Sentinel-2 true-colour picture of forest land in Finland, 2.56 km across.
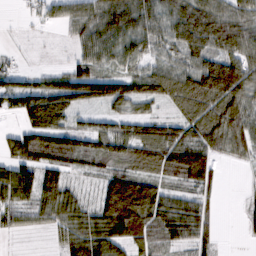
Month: February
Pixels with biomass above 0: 77%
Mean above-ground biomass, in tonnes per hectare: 72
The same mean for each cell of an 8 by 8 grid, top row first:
5 37 81 109 85 77 91 77
10 2 47 85 64 65 85 84
53 43 108 100 93 106 140 124
61 132 42 45 34 48 108 99
83 99 68 83 106 112 97 66
93 66 36 95 71 63 70 2
75 77 65 185 137 77 36 12
7 9 101 122 68 60 43 4
